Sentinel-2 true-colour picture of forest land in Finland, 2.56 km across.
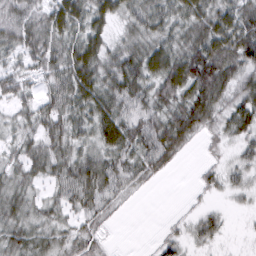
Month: March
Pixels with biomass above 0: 84%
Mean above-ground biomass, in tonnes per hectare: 44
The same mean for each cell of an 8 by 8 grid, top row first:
50 45 46 32 54 51 64 68
43 54 48 38 56 52 85 88
42 39 51 62 62 77 96 54
30 49 46 52 55 65 63 59
35 48 40 48 64 63 16 30
36 41 63 57 39 6 21 24
40 36 43 32 1 2 15 10
47 38 43 6 1 30 28 4
